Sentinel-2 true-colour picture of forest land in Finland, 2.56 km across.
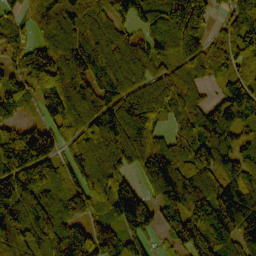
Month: October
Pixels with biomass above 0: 87%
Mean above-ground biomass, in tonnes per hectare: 117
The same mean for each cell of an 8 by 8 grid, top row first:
62 124 129 106 93 155 98 110
94 107 131 119 85 89 75 103
74 117 125 139 84 88 51 76
92 78 131 135 119 78 90 84
249 160 91 142 113 91 118 57
211 145 113 139 92 137 110 99
174 148 116 125 125 112 165 163
139 152 156 156 92 89 153 133
